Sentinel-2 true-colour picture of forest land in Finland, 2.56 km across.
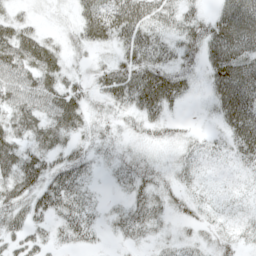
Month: May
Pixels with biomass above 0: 81%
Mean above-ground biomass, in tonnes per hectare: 35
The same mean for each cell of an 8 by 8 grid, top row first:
20 6 33 60 52 37 31 71
59 39 22 24 53 37 57 62
58 52 23 52 61 45 32 71
53 57 45 23 45 11 11 78
46 50 29 18 14 17 13 47
56 47 38 12 32 18 5 7
48 46 35 12 40 20 12 6
37 25 27 9 18 21 19 22
